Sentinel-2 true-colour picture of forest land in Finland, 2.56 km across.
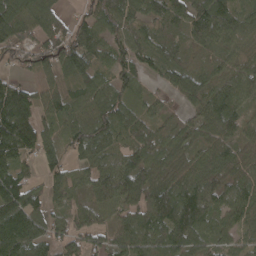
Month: April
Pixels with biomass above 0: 89%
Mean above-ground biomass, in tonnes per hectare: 91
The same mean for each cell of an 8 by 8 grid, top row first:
123 97 44 107 72 74 157 91
97 106 127 74 74 60 57 58
41 40 89 81 33 87 80 103
188 59 77 113 53 31 120 86
169 73 101 66 96 81 81 91
104 76 61 118 138 95 99 95
137 81 60 86 119 163 109 99
147 96 81 87 103 115 68 62
